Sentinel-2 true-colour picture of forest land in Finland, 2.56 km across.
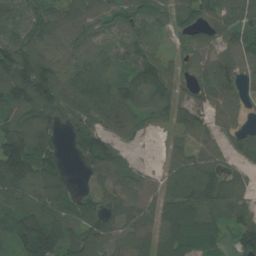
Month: July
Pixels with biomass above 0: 88%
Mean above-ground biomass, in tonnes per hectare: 92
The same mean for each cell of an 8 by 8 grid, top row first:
55 106 101 77 65 77 86 109
113 92 84 56 72 29 67 90
163 162 94 76 122 68 81 79
105 141 101 103 72 78 73 56
188 109 93 87 12 52 75 52
191 129 26 84 45 96 119 48
132 130 100 75 77 115 104 70
107 183 107 104 94 91 47 79
